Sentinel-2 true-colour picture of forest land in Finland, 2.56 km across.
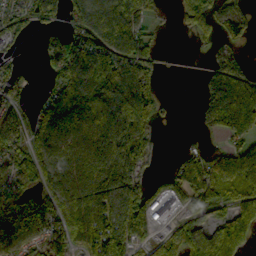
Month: October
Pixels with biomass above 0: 71%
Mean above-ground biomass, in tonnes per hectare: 105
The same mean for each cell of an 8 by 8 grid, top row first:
65 76 111 176 101 27 100 69
24 72 130 158 86 1 27 37
64 44 156 134 91 0 56 125
71 136 181 164 143 5 100 251
93 152 116 186 86 3 16 100
88 130 122 205 65 76 139 172
97 141 185 195 149 45 100 120
101 89 158 232 67 107 97 132
